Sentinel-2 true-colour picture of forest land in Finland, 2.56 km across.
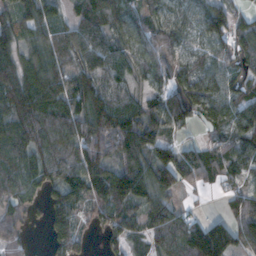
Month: November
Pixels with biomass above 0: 86%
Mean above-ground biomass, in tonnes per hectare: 89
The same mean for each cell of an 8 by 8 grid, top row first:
102 92 90 117 74 67 104 49
88 91 111 97 83 74 58 82
119 105 87 82 39 85 88 90
108 116 109 116 99 117 72 105
113 110 114 121 128 68 58 88
99 88 124 128 123 100 57 54
60 82 65 112 81 66 6 81
60 41 65 58 55 87 200 82
